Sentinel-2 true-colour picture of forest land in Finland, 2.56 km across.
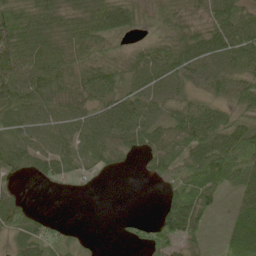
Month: May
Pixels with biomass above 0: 79%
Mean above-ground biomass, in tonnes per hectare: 50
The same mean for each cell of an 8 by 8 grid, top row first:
81 65 58 77 29 48 48 61
76 65 62 34 32 60 67 77
76 82 61 59 58 48 42 49
62 68 60 69 42 46 49 54
58 64 54 69 63 73 75 73
33 36 17 10 16 49 74 44
54 3 0 0 0 89 48 38
45 50 14 2 50 68 15 49
